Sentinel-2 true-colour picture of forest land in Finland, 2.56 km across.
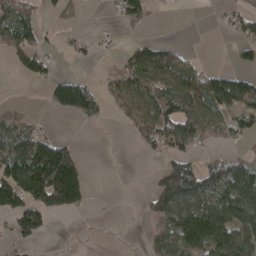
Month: April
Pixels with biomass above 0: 48%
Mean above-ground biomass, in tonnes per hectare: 62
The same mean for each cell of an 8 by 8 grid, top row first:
91 12 9 15 43 2 3 39
63 24 21 8 50 37 0 34
5 47 69 42 98 102 86 72
34 18 115 23 102 104 95 96
131 101 14 1 47 92 40 29
145 203 109 1 2 130 97 121
114 108 52 1 22 112 111 135
43 9 2 1 17 124 168 129
